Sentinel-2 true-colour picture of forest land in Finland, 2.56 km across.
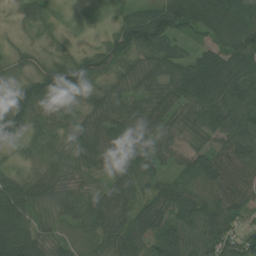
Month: July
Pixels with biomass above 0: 96%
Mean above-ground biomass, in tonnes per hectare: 62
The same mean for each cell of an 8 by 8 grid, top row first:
18 33 8 18 80 115 108 79
19 20 18 61 91 37 54 100
35 98 89 52 63 65 93 86
84 51 47 59 64 54 77 77
48 46 51 57 59 36 43 86
47 44 29 46 54 49 92 85
113 40 53 63 60 79 79 64
138 45 39 57 67 87 83 67
